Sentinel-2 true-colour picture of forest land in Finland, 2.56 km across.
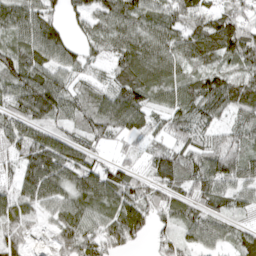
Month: April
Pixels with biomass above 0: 90%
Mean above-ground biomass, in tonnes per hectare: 87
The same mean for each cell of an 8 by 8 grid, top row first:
98 82 71 109 98 97 98 88
90 126 59 89 111 101 116 133
110 101 53 74 129 80 95 107
86 110 80 120 90 55 90 91
95 125 86 41 43 69 72 72
68 130 112 102 62 90 119 106
79 56 84 88 101 77 67 50
71 31 127 103 39 63 59 62
